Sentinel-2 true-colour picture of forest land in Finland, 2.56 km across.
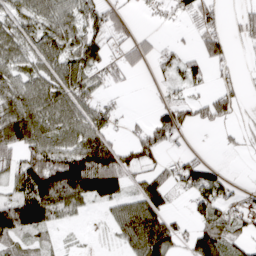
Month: April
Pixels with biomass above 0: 63%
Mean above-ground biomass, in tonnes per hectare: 57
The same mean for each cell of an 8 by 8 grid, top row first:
51 65 82 46 7 22 43 33
61 69 94 36 31 20 62 13
62 69 81 32 2 30 27 25
110 86 75 36 7 77 65 22
99 88 92 63 84 21 1 15
70 152 160 130 58 59 87 3
112 96 40 40 107 12 73 47
38 14 3 13 115 48 103 42
